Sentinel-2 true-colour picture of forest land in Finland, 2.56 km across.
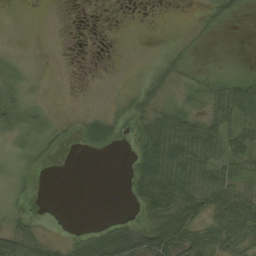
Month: August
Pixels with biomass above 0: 49%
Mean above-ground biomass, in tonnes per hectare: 25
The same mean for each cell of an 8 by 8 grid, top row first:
0 0 0 0 0 0 22 17
1 0 0 1 3 14 4 0
16 0 0 2 20 19 20 25
34 12 6 16 35 41 33 52
10 19 18 28 46 71 62 38
11 2 0 0 68 72 50 30
13 0 0 0 57 73 44 66
51 17 26 62 70 89 42 48
